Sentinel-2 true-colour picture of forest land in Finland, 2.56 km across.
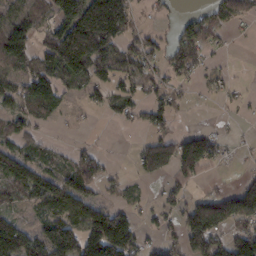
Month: February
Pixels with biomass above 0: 59%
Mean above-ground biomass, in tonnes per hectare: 71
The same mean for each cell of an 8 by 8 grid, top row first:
87 61 178 233 19 25 45 44
132 119 226 111 74 69 43 2
64 123 86 77 69 38 22 6
64 53 10 31 44 33 1 9
61 31 18 1 45 94 77 8
116 80 131 29 36 60 19 14
43 85 105 63 22 48 136 136
148 122 114 184 40 38 121 113
